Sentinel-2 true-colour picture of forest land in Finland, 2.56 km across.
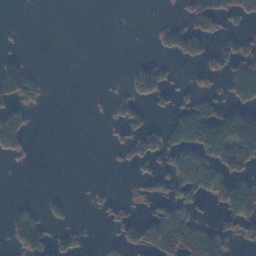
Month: November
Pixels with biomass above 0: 31%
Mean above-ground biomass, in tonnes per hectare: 33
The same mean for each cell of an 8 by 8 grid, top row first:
0 0 0 0 0 7 79 46
2 0 0 0 0 51 33 57
100 7 0 1 57 11 18 82
54 2 0 21 25 30 66 82
48 0 0 8 45 51 123 139
0 0 0 0 26 67 120 66
18 21 0 19 12 58 14 88
31 39 16 15 50 96 81 31
